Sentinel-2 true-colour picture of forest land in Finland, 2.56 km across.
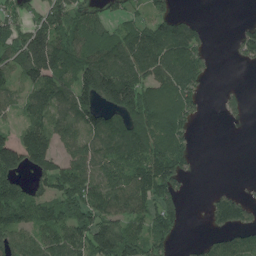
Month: July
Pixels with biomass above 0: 67%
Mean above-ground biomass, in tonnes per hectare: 99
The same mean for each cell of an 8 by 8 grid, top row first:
83 110 86 51 68 90 3 3
110 217 123 120 175 166 44 63
73 154 152 209 132 152 39 2
44 116 160 130 163 135 9 31
131 114 94 141 174 132 0 0
92 112 121 124 154 145 0 1
145 96 146 116 112 91 35 86
104 101 125 167 115 44 37 81
